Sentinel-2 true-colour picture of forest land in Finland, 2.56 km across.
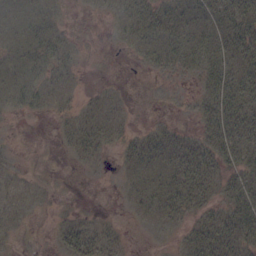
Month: October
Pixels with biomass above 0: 62%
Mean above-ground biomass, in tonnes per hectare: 15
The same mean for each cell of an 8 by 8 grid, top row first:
17 18 1 7 26 19 18 33
17 22 4 1 18 21 22 27
20 21 7 1 0 5 14 25
7 9 18 16 0 2 16 32
1 0 25 14 21 23 23 28
7 2 1 2 20 28 27 22
12 6 3 0 15 28 18 27
3 3 31 14 0 5 36 29
